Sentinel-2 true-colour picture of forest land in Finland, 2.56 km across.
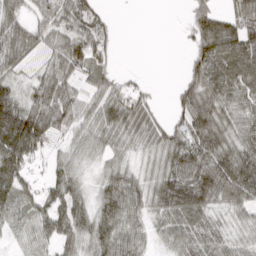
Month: March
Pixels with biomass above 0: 83%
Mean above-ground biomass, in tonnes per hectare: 64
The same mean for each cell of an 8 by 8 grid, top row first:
61 51 75 20 0 1 73 76
86 50 83 34 0 1 97 103
53 73 48 38 10 12 105 91
113 101 56 73 65 36 100 61
132 47 41 48 47 69 86 71
101 30 44 59 46 106 130 134
75 61 69 85 59 110 80 56
27 49 68 81 43 55 82 35
